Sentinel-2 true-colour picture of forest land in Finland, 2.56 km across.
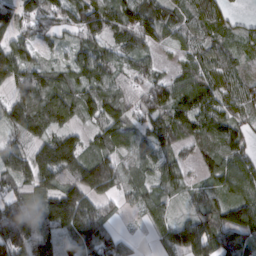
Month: March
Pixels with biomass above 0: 89%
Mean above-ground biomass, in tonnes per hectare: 97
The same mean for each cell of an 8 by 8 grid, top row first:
95 119 118 105 131 74 98 24
105 46 78 69 79 44 69 52
112 93 88 85 84 72 98 67
121 151 101 120 102 121 112 73
79 103 73 105 94 89 88 83
126 139 150 152 62 79 56 147
125 139 183 42 78 34 67 118
209 129 112 94 13 120 141 94
